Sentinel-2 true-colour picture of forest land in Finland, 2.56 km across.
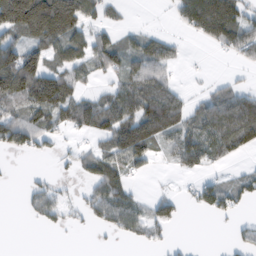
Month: February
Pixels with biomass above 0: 56%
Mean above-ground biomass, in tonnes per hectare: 58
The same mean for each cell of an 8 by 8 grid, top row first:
168 130 86 24 0 33 160 85
93 77 71 77 66 27 15 79
142 124 51 35 90 21 13 17
64 93 86 99 123 88 82 134
69 31 16 82 120 72 98 102
1 12 31 88 21 16 22 32
2 68 30 96 45 48 49 27
0 0 1 9 44 12 0 24
